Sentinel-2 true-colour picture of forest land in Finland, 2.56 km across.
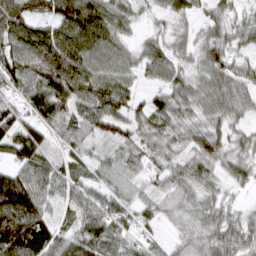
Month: March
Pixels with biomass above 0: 90%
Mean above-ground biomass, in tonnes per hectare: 70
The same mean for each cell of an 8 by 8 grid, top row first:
119 75 132 77 26 49 48 37
113 124 110 73 50 52 74 46
92 111 103 86 33 58 60 58
64 91 70 86 58 75 58 47
90 27 45 55 56 48 83 47
83 69 48 49 43 56 52 49
180 67 60 65 49 45 55 23
185 113 88 76 39 34 70 65
